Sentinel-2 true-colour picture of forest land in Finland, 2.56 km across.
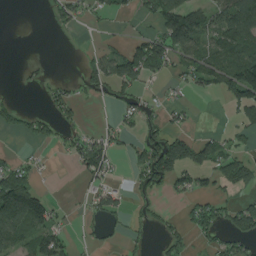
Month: August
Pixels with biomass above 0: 43%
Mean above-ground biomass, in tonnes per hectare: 53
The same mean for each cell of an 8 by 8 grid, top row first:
0 17 34 34 42 154 88 147
0 0 5 25 95 102 67 117
3 16 37 105 73 28 58 148
43 32 23 13 53 23 1 50
2 25 54 48 84 119 63 29
109 9 26 31 93 81 41 88
200 84 8 59 19 9 68 72
90 90 10 12 8 44 35 66
